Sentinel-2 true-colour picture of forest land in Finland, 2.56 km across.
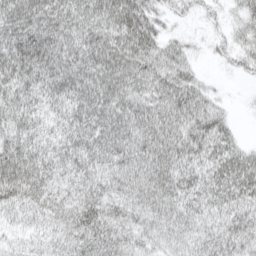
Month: April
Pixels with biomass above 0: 92%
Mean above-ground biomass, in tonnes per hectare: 54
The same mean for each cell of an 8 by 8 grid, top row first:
81 78 61 70 73 25 21 30
84 77 62 73 73 43 14 35
69 66 68 65 65 70 15 8
58 42 61 68 65 71 58 4
57 44 59 68 66 73 63 33
76 55 51 49 60 71 49 65
51 58 61 47 49 57 53 55
26 33 55 62 38 41 50 49
